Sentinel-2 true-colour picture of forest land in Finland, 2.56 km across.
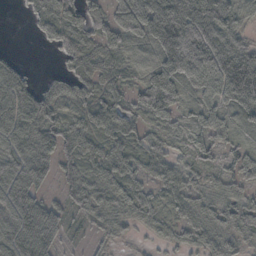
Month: October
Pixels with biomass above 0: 89%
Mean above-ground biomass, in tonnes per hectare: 60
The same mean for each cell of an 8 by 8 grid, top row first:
3 45 55 50 83 127 130 75
4 20 57 37 25 140 119 100
92 21 58 35 43 95 71 131
118 95 28 63 64 44 41 51
84 79 70 43 49 34 56 30
105 50 60 56 44 54 35 52
108 56 50 50 54 37 52 77
89 81 11 29 11 29 53 51
